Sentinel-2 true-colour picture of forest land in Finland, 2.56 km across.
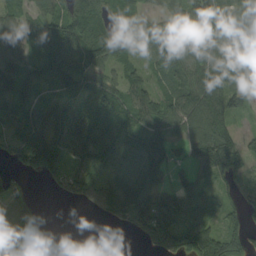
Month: September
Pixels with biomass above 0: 82%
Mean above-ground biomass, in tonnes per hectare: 96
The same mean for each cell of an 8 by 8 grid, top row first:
66 72 120 86 50 107 153 66
96 113 115 110 87 105 128 103
130 72 98 75 64 92 143 95
87 134 123 97 106 106 177 52
73 217 172 168 137 69 153 56
43 83 128 128 134 40 79 59
101 2 17 101 141 113 81 69
108 41 0 0 58 112 138 111
